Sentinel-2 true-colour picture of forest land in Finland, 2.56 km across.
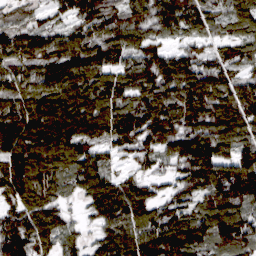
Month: March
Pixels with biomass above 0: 94%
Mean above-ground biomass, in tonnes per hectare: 115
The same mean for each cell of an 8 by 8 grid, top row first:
39 46 109 87 91 131 86 88
104 106 127 138 108 60 55 85
93 125 136 113 119 129 135 75
125 173 156 129 134 124 147 142
161 186 145 105 95 125 144 116
144 129 127 78 64 69 144 170
98 104 40 155 119 96 115 129
141 105 64 132 144 161 120 125
